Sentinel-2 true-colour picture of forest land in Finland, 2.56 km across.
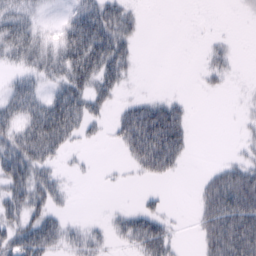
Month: February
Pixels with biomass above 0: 53%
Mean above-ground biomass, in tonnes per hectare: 37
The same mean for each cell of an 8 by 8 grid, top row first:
46 5 55 62 9 0 0 3
59 35 91 78 2 0 11 2
25 31 64 50 1 0 13 3
56 87 67 22 75 44 0 6
67 87 17 11 122 74 0 10
97 38 4 3 26 16 23 62
65 49 0 5 22 1 56 99
63 63 28 17 81 17 52 108
